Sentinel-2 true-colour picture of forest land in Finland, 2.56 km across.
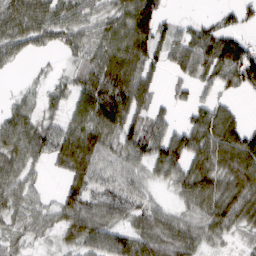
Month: March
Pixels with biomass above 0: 80%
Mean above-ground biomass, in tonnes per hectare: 62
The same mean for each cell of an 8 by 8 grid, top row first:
95 83 59 57 112 15 14 36
55 31 55 85 62 65 90 79
5 21 56 117 79 29 55 77
47 29 56 88 69 23 65 28
75 73 92 57 94 87 104 107
62 18 74 60 48 57 85 94
54 36 87 74 60 31 79 100
29 19 65 79 74 82 47 19
